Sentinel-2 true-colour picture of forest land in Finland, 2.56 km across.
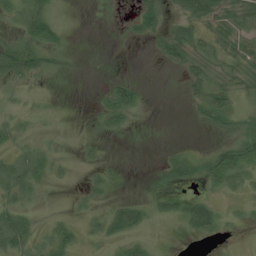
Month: July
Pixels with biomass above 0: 48%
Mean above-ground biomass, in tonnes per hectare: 20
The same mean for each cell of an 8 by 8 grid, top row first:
35 40 0 3 40 20 47 54
53 38 0 0 3 50 22 42
35 10 0 13 3 1 34 27
21 7 0 49 6 0 42 26
23 11 7 1 1 3 6 37
55 27 3 12 1 26 33 26
37 1 7 17 21 25 35 6
54 30 16 21 11 1 13 2
